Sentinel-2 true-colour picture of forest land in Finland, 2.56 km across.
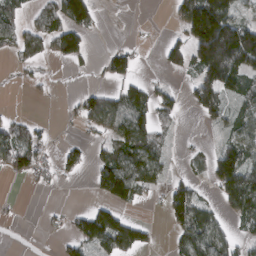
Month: March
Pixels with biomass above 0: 48%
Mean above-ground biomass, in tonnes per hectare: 63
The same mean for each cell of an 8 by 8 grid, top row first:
61 75 113 1 0 41 237 66
69 60 81 28 5 68 240 199
10 16 4 50 32 10 120 96
7 0 50 124 87 46 76 64
108 28 27 74 118 13 12 87
46 33 22 153 95 23 49 166
3 6 14 83 7 109 49 96
2 3 82 135 48 46 104 37
